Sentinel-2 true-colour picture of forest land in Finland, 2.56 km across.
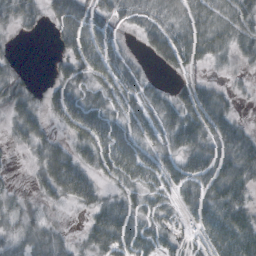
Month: October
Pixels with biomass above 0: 71%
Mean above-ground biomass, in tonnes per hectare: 34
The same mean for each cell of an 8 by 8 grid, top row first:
35 22 60 34 27 32 48 36
5 3 66 41 15 48 36 26
31 11 39 55 20 9 13 6
39 29 70 40 40 42 55 9
15 35 39 66 41 44 44 45
4 50 56 29 44 40 52 46
23 11 18 39 26 20 50 41
28 37 14 55 37 18 38 61
